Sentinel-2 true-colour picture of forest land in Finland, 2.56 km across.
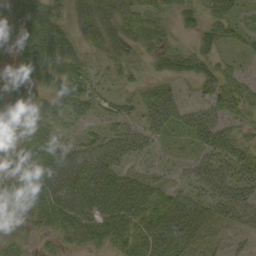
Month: September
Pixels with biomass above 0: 82%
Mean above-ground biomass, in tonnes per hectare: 46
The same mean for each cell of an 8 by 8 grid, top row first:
46 54 41 52 47 31 44 30
40 76 33 37 26 24 33 22
31 47 47 23 25 35 42 40
24 38 44 20 54 58 54 48
47 59 42 67 50 13 60 60
68 64 61 69 33 19 64 59
46 75 61 65 66 59 50 75
24 20 42 59 65 56 28 18
